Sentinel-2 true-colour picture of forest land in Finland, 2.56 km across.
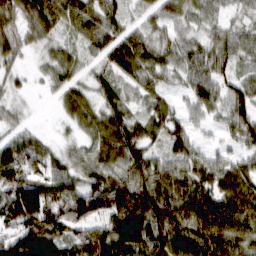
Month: March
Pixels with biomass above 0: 91%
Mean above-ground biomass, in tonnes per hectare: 75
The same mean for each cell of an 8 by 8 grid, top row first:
87 93 78 69 41 58 52 38
66 37 42 76 75 65 69 69
28 33 42 60 63 39 82 60
32 3 77 80 45 43 55 83
72 34 47 103 74 66 22 55
98 88 66 83 98 78 86 76
147 130 109 109 134 91 109 95
114 132 71 132 119 104 114 83
